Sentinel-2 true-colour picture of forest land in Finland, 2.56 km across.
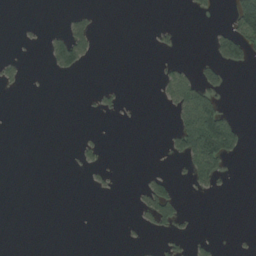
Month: August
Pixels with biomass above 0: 13%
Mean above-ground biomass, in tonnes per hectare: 16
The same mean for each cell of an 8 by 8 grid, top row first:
0 0 23 0 0 0 11 82
2 32 66 0 0 10 12 79
17 2 2 0 0 46 42 0
0 0 2 10 0 43 111 4
0 0 13 1 0 40 133 36
0 0 3 8 12 9 62 0
0 0 0 0 37 48 0 0
0 0 0 0 3 16 10 2
